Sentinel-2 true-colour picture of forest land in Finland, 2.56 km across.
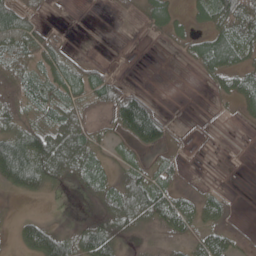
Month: May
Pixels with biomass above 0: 57%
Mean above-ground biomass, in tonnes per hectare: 40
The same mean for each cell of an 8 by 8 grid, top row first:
70 10 0 3 37 35 43 90
70 48 3 0 0 13 71 67
62 48 51 36 0 0 15 47
60 52 49 48 100 1 1 17
110 91 85 21 52 13 1 0
123 82 61 37 53 22 1 0
4 3 3 66 95 61 36 0
28 113 70 82 20 32 48 10
